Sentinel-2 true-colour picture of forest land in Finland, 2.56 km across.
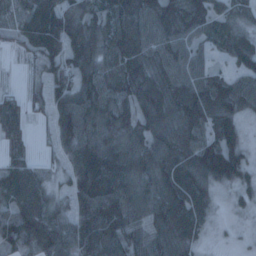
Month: January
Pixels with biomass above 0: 87%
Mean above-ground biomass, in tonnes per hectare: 79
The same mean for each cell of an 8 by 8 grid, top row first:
22 99 74 87 92 94 82 51
22 71 95 74 83 73 35 80
7 59 94 94 107 99 81 78
68 51 109 112 94 108 127 68
44 15 114 94 87 102 112 58
109 30 105 103 80 103 110 76
98 99 90 125 71 94 47 22
83 106 108 106 65 82 15 6
